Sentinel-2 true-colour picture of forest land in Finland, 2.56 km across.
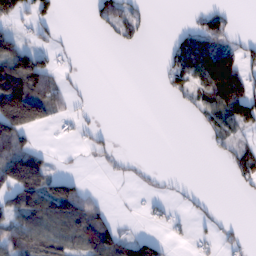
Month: February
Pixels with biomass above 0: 38%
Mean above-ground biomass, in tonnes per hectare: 45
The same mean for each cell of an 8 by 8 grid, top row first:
74 42 0 58 19 0 44 4
92 31 1 5 6 45 84 41
149 77 7 0 0 41 113 103
214 80 15 0 0 5 50 106
94 5 12 11 0 0 9 33
163 102 20 8 11 4 0 34
93 127 112 17 11 11 11 0
110 108 80 106 64 12 19 15
